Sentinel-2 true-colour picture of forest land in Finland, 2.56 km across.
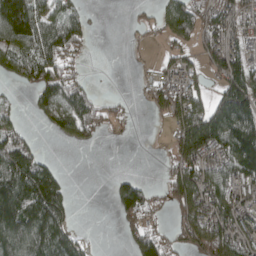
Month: April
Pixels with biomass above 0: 59%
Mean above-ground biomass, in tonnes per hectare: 87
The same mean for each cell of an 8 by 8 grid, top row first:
247 90 58 0 18 142 79 65
139 130 44 0 10 51 77 67
55 106 42 1 18 78 44 144
27 78 139 42 8 124 138 170
111 3 31 4 1 92 158 202
218 148 0 19 12 107 115 140
214 210 2 31 96 76 135 115
209 204 58 0 109 45 135 114
